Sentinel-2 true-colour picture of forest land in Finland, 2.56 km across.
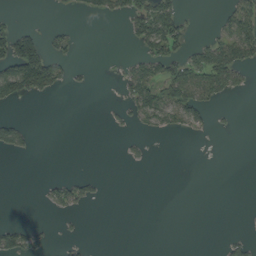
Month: September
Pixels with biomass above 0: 21%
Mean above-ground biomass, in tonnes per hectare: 20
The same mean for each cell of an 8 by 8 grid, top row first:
9 1 6 20 65 56 1 55
107 40 6 0 33 46 41 58
98 78 5 2 69 77 59 20
2 0 0 6 47 45 22 1
39 0 0 0 8 0 0 0
0 5 21 0 0 0 0 0
0 11 18 0 0 0 0 0
45 14 12 0 0 0 0 20
